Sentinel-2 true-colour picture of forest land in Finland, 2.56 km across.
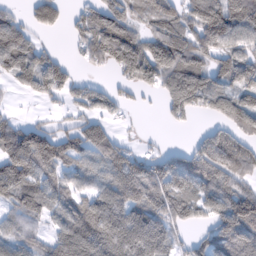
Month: February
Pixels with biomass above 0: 74%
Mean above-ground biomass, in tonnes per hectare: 81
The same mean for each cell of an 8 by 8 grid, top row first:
36 73 42 97 66 72 99 118
128 28 40 138 109 122 66 71
57 105 29 23 75 124 94 77
12 12 39 34 10 57 51 94
150 129 82 71 12 9 78 68
154 77 70 94 114 114 111 72
78 70 94 118 110 94 64 129
66 64 145 142 147 54 76 133
